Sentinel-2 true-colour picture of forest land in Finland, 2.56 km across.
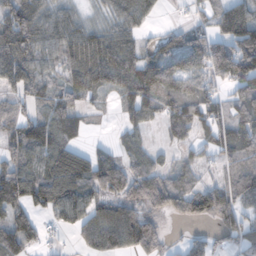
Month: November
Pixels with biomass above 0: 76%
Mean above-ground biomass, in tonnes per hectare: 74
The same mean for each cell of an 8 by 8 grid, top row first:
101 65 38 41 52 4 43 110
118 66 89 98 48 85 114 118
80 52 67 70 113 105 68 118
51 68 55 12 81 107 72 65
73 108 45 25 37 44 39 82
111 112 109 101 88 67 21 97
101 83 91 80 77 83 109 65
98 22 56 113 104 11 36 48
